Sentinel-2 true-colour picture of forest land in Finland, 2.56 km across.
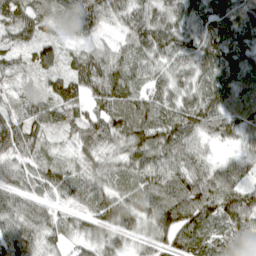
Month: April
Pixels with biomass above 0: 97%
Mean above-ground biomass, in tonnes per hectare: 78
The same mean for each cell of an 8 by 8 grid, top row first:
97 71 121 59 82 83 95 129
72 64 43 44 87 89 101 109
42 54 99 105 62 65 82 93
57 82 73 112 106 99 103 101
88 52 57 62 98 101 40 51
61 69 62 60 83 91 82 65
33 53 54 91 88 131 113 112
91 50 46 57 48 91 84 78
